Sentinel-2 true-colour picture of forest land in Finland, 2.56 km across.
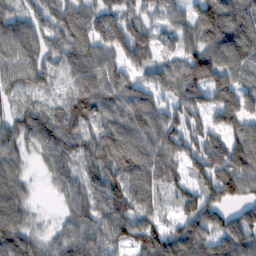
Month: February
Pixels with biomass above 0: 88%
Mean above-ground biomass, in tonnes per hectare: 88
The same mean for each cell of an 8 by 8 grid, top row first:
64 74 98 103 60 72 111 103
98 85 90 95 76 63 110 119
74 54 70 87 57 93 138 86
65 70 103 91 114 82 86 122
84 96 91 106 111 106 120 105
62 46 73 98 106 54 119 133
77 3 85 111 82 51 94 60
94 48 102 86 112 109 85 97
